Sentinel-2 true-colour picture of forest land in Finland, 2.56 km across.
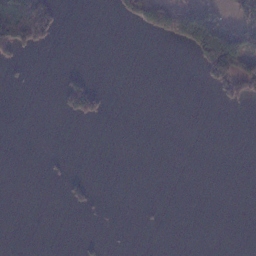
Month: January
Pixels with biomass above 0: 12%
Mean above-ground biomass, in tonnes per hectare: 20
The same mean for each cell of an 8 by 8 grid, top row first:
160 94 0 9 87 97 62 51
78 18 0 0 0 11 139 134
2 0 36 0 0 0 52 105
0 0 75 3 0 0 0 4
0 0 0 0 0 0 0 0
0 3 6 0 0 0 0 0
0 0 15 0 1 0 0 0
0 0 5 0 0 0 0 0
